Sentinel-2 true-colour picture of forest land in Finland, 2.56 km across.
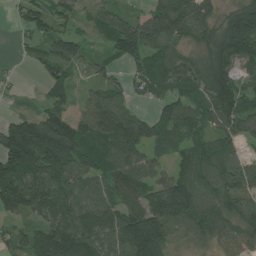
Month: July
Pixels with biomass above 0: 85%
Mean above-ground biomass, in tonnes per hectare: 92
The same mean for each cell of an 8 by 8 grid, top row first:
25 83 43 88 66 138 82 140
10 65 59 66 133 76 100 156
12 59 27 51 92 111 114 71
31 98 51 121 28 97 82 96
174 196 120 95 95 62 63 48
144 135 84 88 75 80 84 114
94 119 92 97 115 168 88 86
55 195 159 110 201 51 57 76
